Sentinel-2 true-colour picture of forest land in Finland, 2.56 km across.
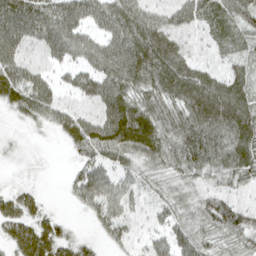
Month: April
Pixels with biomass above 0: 89%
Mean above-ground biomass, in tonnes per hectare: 55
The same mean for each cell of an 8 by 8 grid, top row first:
88 77 63 67 64 53 59 69
66 56 57 67 86 62 27 36
68 37 46 75 75 85 64 58
32 58 38 76 77 65 96 84
10 5 54 74 81 81 94 77
7 3 42 41 40 55 50 57
60 20 21 51 28 50 67 54
70 86 28 29 22 54 54 56
